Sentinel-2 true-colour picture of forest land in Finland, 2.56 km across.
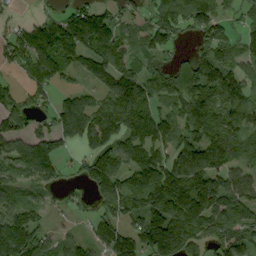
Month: September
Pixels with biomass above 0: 77%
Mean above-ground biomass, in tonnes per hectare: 109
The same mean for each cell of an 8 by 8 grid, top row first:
27 56 143 87 54 126 138 49
138 183 185 198 99 50 120 108
39 115 43 118 122 98 161 110
89 62 128 145 145 90 131 96
85 115 71 90 126 113 144 81
69 100 43 121 169 162 139 90
72 23 28 109 174 154 92 108
145 70 53 146 175 237 110 123
